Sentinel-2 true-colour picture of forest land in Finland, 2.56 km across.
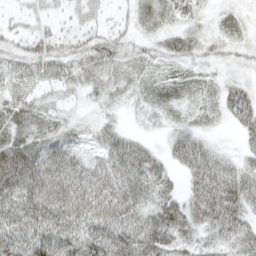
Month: April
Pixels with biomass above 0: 83%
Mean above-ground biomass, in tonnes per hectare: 42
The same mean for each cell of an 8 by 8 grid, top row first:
14 23 30 15 26 29 15 18
26 41 34 40 21 43 25 19
26 27 31 30 27 29 22 23
38 31 15 18 20 20 32 51
57 56 31 58 31 41 29 17
94 75 58 63 69 24 65 50
72 82 76 77 59 52 59 54
68 76 70 76 74 49 31 45
